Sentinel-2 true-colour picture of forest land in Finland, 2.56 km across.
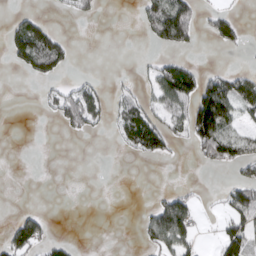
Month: March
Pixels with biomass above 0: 29%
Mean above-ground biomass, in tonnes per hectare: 33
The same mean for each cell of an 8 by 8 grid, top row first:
18 11 26 0 43 115 25 14
71 104 1 0 3 40 5 19
1 42 20 7 21 125 50 55
0 17 106 31 70 59 146 57
0 0 1 7 88 27 95 64
0 0 0 0 0 0 0 29
6 2 0 0 9 102 5 78
74 41 2 0 27 91 3 75
